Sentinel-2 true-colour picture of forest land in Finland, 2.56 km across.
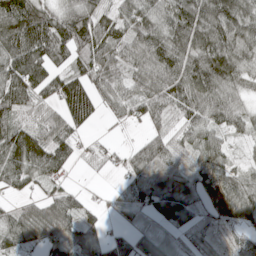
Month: May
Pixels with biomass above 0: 85%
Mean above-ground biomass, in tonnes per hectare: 77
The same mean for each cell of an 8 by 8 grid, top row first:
114 85 112 61 96 114 117 102
113 112 91 95 106 119 111 83
124 90 98 78 87 119 131 75
77 39 143 36 80 68 102 67
122 104 38 17 56 55 67 17
85 59 3 15 83 56 79 54
48 86 68 21 60 76 59 91
76 76 94 49 48 30 44 34
